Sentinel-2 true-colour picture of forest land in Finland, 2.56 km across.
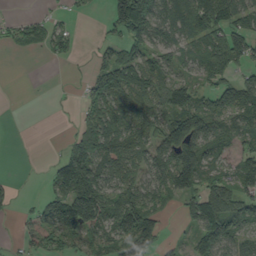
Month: September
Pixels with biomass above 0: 65%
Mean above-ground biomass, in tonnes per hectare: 69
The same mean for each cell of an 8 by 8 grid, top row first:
8 19 7 83 176 78 138 83
17 35 10 52 67 60 70 95
0 1 14 110 85 60 56 73
0 1 25 80 74 112 111 82
0 1 87 86 83 146 85 52
6 25 131 79 68 142 75 95
15 76 138 99 139 27 187 108
11 45 73 79 136 19 133 65
